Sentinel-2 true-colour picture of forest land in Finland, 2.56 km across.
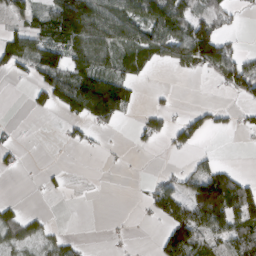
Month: March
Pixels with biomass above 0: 46%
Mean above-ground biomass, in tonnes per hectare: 55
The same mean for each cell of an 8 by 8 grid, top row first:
40 80 213 111 119 105 70 16
95 93 114 96 92 85 144 22
14 94 129 102 20 4 15 104
0 30 113 140 20 15 30 18
14 0 20 3 13 40 8 4
7 12 0 1 4 32 98 41
27 4 0 0 17 100 181 130
56 40 13 6 1 137 69 94
